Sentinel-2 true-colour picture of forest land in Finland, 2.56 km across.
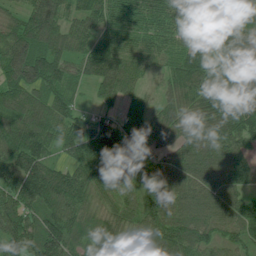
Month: July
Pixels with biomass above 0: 94%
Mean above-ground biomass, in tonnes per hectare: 86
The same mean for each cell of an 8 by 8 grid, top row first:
52 107 68 68 80 75 97 73
125 102 63 95 58 59 88 98
101 122 46 116 40 95 111 108
89 98 41 34 45 78 107 106
118 87 123 96 36 71 101 71
102 108 70 75 56 96 101 81
100 96 84 58 77 84 92 85
103 137 68 116 57 124 89 84
